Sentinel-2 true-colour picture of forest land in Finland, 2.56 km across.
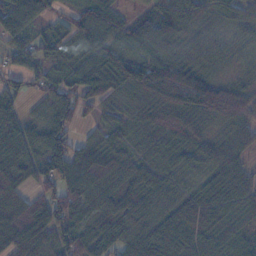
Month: November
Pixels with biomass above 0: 90%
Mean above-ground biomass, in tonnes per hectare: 64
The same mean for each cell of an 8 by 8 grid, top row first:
93 55 60 51 40 98 41 50
47 38 43 79 61 60 70 28
43 49 64 105 133 144 75 28
44 54 54 33 80 119 93 74
76 90 48 54 33 47 45 43
51 75 96 62 57 44 44 58
64 83 61 69 70 64 86 54
77 54 66 55 65 78 72 37
